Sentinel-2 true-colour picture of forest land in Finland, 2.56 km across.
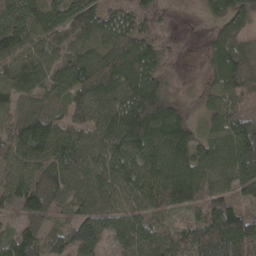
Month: April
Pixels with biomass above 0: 87%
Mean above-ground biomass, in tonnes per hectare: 101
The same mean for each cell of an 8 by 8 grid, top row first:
119 116 142 62 51 2 47 124
114 94 87 110 114 4 56 109
100 91 137 153 160 4 40 125
70 107 70 119 249 96 64 116
95 146 77 114 168 165 89 181
87 106 74 96 108 159 95 137
66 77 62 74 73 70 109 69
82 58 159 87 115 77 157 152
